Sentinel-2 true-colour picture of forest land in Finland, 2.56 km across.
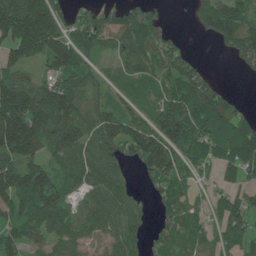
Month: June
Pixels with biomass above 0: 80%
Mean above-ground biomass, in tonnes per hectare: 90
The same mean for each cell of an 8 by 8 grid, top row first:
216 153 50 87 93 1 113 110
126 139 123 63 101 50 2 108
83 71 79 34 64 115 60 4
183 175 100 71 61 140 151 60
174 103 109 80 122 106 124 137
135 93 86 89 46 89 29 54
101 118 63 102 33 76 54 90
84 68 68 63 45 64 58 96
